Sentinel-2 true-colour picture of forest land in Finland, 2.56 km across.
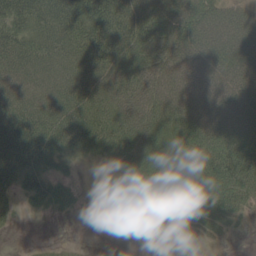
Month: June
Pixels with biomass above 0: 79%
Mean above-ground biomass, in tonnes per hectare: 56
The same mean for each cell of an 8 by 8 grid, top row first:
77 72 92 103 85 95 93 46
65 56 71 74 82 79 88 82
42 50 67 66 78 65 69 67
69 69 80 67 79 73 79 76
87 80 61 62 69 60 90 86
67 57 10 6 30 39 81 84
23 34 14 2 22 19 55 45
0 4 2 0 0 1 11 2
